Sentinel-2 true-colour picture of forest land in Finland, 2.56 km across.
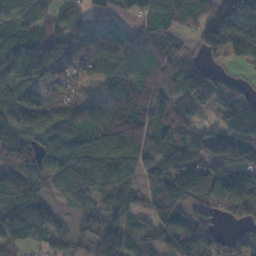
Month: November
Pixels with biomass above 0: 87%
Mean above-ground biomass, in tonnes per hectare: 88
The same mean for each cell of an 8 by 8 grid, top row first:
79 36 66 43 61 84 97 183
97 138 127 94 91 53 88 122
104 80 49 76 86 80 75 20
94 65 77 96 101 106 36 151
85 82 100 70 88 109 93 128
107 77 152 128 62 110 126 125
131 65 56 80 43 101 73 104
72 54 59 118 52 111 99 38
